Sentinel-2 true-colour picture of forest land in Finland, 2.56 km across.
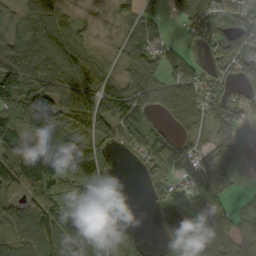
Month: September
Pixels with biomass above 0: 78%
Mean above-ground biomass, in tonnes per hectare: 81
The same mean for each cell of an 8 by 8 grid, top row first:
49 77 27 28 66 28 81 67
96 103 55 16 82 33 47 71
109 106 123 69 91 92 55 43
118 138 142 137 63 69 71 71
146 121 100 55 72 77 57 40
96 162 151 48 44 102 136 22
80 152 88 76 5 88 93 25
84 94 149 80 27 108 135 67
